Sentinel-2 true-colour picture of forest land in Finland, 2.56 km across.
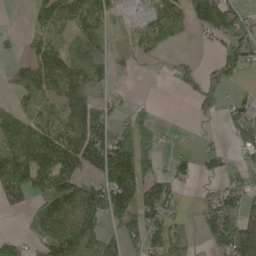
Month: May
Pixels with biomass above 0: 63%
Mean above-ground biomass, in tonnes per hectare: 70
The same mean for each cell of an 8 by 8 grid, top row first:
1 86 107 76 52 86 94 55
21 93 67 34 69 21 9 82
40 103 98 33 7 43 54 22
51 56 87 37 35 0 29 48
117 119 142 133 88 3 11 44
141 125 87 164 115 50 23 47
39 73 140 145 131 48 62 90
29 89 131 51 100 65 60 146
